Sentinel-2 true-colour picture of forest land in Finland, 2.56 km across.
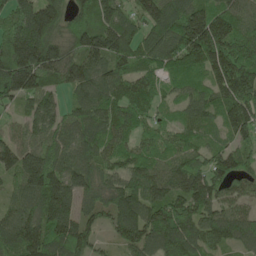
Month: May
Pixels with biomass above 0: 94%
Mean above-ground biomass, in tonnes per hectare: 134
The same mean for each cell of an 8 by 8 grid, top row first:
199 209 94 125 123 156 189 122
233 189 136 174 120 171 254 166
204 130 136 135 106 90 112 183
58 126 103 115 92 48 85 152
105 110 121 116 76 74 69 87
130 186 142 88 134 150 143 124
98 170 114 120 169 180 131 87
145 176 160 54 171 188 106 135
